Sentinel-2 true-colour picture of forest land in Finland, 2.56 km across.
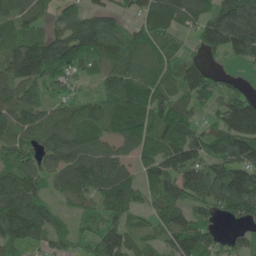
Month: June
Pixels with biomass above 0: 87%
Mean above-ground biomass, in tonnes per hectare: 88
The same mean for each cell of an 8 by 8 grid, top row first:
79 36 66 43 61 84 97 183
97 138 127 94 91 53 88 122
104 80 49 76 86 80 75 20
94 65 77 96 101 106 36 151
85 82 100 70 88 109 93 128
107 77 152 128 62 110 126 125
131 65 56 80 43 101 73 104
72 54 59 118 52 111 99 38
